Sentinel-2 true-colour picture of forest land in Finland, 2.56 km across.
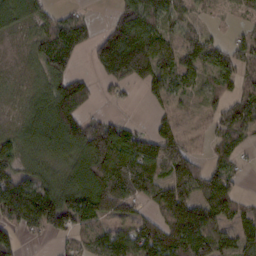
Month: February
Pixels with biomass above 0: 78%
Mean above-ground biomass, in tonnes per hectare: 75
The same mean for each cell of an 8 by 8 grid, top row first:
72 51 32 25 91 55 15 14
13 104 67 129 141 75 79 54
14 81 65 64 86 64 42 64
18 97 81 12 4 43 35 88
66 77 113 195 107 78 24 56
67 45 87 187 170 112 80 28
124 122 111 120 49 114 98 53
46 15 45 99 119 135 109 81
